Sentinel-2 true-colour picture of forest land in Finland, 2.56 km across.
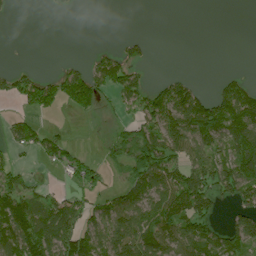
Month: July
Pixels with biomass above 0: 51%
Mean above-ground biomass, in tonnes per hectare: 58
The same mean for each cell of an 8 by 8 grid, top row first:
3 2 1 0 0 0 0 0
0 0 0 17 31 0 0 0
61 48 113 85 34 44 3 31
20 48 54 13 75 151 139 122
50 57 10 31 103 106 90 89
58 6 76 11 125 88 106 123
114 82 78 85 95 100 59 54
108 120 104 116 114 98 94 80
